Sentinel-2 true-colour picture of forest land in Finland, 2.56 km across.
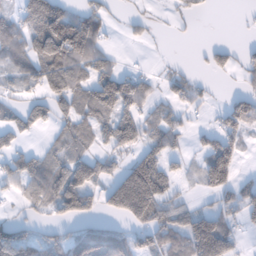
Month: February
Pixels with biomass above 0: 60%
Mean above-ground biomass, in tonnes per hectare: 59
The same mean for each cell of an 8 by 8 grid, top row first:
50 138 77 19 19 12 4 2
73 141 134 23 6 1 22 18
46 100 76 86 48 34 10 17
37 51 79 85 55 33 10 79
33 22 58 56 60 35 47 48
62 90 113 57 178 36 111 37
12 54 102 78 161 69 32 53
90 55 67 79 46 61 180 36
